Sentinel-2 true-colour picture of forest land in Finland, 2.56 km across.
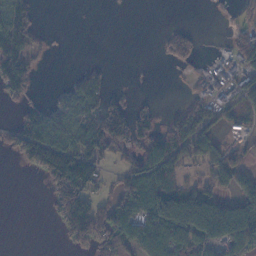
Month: November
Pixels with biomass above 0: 53%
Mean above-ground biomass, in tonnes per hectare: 57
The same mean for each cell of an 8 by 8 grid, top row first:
95 0 0 0 0 0 3 21
115 17 0 0 0 56 4 64
98 0 49 16 0 3 41 57
22 57 94 89 35 36 63 50
72 114 107 92 81 110 64 22
1 78 134 29 110 56 55 71
0 17 119 85 91 164 173 112
0 0 58 84 106 150 104 97
